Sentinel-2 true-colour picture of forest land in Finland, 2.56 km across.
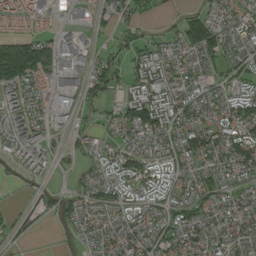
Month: August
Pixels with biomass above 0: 76%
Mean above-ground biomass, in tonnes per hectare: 53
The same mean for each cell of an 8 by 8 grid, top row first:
79 47 33 47 37 25 60 48
136 89 53 26 48 57 112 50
125 68 45 49 79 57 42 49
45 44 34 28 131 69 50 88
48 29 32 36 61 56 80 91
15 27 21 55 64 54 48 46
11 31 63 55 61 52 47 45
18 3 29 47 54 53 59 48
